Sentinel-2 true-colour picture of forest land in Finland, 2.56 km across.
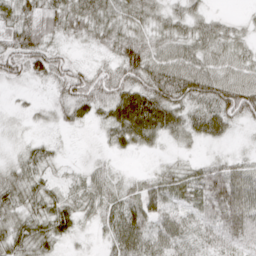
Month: April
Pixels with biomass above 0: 86%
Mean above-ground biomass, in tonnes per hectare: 42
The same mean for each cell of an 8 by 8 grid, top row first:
50 59 62 49 43 34 25 8
60 53 9 38 64 47 53 31
35 41 58 49 63 85 79 54
12 23 41 51 92 55 75 74
17 18 3 28 36 19 27 6
32 23 20 20 13 40 57 51
36 42 38 42 66 34 52 69
43 39 12 43 61 46 35 41
